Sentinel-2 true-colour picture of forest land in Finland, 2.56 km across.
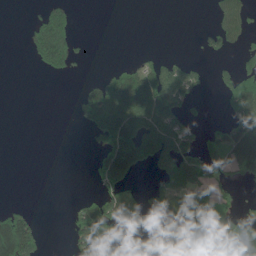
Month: June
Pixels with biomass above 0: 35%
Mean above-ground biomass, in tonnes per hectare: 60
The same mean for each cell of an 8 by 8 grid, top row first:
0 81 8 0 0 0 11 88
0 176 21 0 3 0 35 43
0 8 10 82 142 148 25 129
0 0 53 180 156 110 6 121
0 0 0 147 184 131 64 192
0 0 0 171 25 125 95 45
28 0 63 141 73 70 36 35
246 10 75 79 0 25 44 83
